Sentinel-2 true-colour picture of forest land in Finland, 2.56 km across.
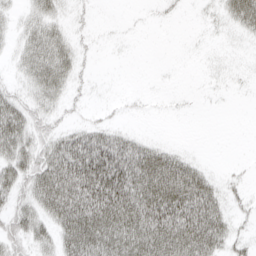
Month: April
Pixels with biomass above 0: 55%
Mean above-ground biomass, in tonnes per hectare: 34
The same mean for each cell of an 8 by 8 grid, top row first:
14 33 8 1 2 3 7 49
19 56 15 1 0 0 2 4
17 57 14 0 0 0 3 4
50 29 7 5 2 1 1 0
50 38 65 55 28 7 0 0
44 71 94 102 78 86 26 6
35 57 95 97 86 82 64 9
36 30 101 80 81 76 66 15
